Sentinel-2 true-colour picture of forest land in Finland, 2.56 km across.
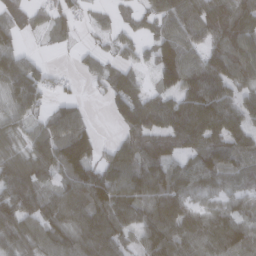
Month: March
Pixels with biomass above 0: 81%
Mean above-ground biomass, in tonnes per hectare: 88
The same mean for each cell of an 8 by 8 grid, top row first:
66 45 31 26 52 112 139 146
70 8 19 28 32 134 91 139
132 52 17 87 35 112 126 90
76 55 55 45 134 126 161 96
51 103 155 39 110 92 120 104
120 69 126 112 124 93 95 87
111 92 121 143 96 108 54 61
74 80 95 105 70 107 98 103
